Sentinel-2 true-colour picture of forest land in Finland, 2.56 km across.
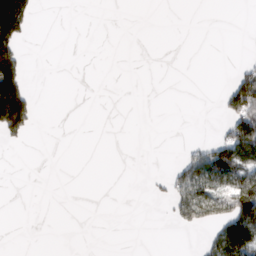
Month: March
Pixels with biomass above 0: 16%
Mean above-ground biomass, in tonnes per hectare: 26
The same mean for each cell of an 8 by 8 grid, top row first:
153 0 0 0 0 0 0 0
94 0 0 0 0 0 0 0
92 0 0 0 0 0 0 80
181 0 0 0 0 0 0 115
10 0 0 0 0 1 33 153
0 0 0 0 2 49 89 110
0 0 0 0 0 54 76 147
0 0 0 0 0 0 30 182
